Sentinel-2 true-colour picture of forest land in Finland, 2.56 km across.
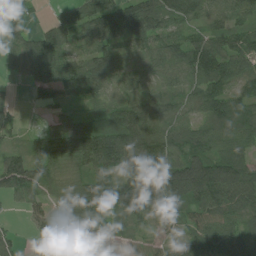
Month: July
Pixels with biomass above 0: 85%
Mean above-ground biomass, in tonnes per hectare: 88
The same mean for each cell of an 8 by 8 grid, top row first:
55 15 82 128 156 88 67 64
60 149 55 82 70 95 120 91
17 132 143 69 44 68 119 83
24 39 60 85 117 71 99 112
30 114 166 141 143 103 91 83
145 77 75 95 161 172 176 127
17 44 139 109 148 72 100 102
32 39 13 32 45 34 91 78
